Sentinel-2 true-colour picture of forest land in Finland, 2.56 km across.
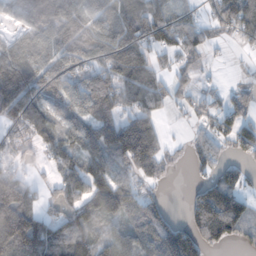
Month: November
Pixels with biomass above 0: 75%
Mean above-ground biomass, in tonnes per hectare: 84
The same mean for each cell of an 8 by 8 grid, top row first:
58 149 104 98 93 55 41 114
80 103 124 94 71 66 35 18
169 118 87 97 93 54 11 10
100 98 105 88 90 21 47 76
44 83 116 144 197 8 58 68
70 22 98 91 61 5 42 55
161 29 80 122 91 9 183 134
149 92 107 74 124 176 88 41
